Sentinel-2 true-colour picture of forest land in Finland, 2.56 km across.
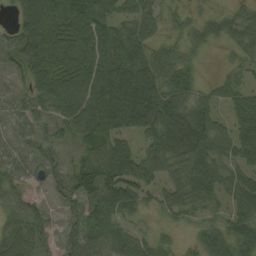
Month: August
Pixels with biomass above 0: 85%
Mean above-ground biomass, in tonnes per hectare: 69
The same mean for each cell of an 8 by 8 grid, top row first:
44 115 81 68 57 30 34 50
79 104 103 93 69 34 28 50
45 101 95 120 112 74 13 37
38 38 82 128 134 90 58 84
44 47 34 88 47 104 93 93
61 64 90 113 80 69 106 61
31 28 50 88 35 58 48 70
77 48 78 83 42 17 75 95
